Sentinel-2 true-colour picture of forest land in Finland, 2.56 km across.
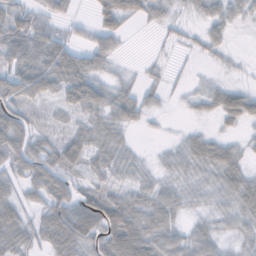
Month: November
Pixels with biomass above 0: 77%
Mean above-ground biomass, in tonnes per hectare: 36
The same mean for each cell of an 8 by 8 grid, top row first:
74 39 12 35 24 14 32 27
74 70 37 38 0 9 21 2
68 65 64 20 14 6 9 6
54 15 38 44 29 2 17 55
70 34 56 40 3 15 40 15
30 61 25 31 20 22 22 50
30 50 77 75 50 36 19 53
46 41 71 66 63 37 37 21
